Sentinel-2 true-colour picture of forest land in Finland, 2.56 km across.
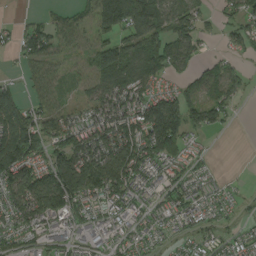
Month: August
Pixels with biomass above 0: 76%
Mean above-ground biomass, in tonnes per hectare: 75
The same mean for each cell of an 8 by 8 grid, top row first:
5 24 40 148 140 86 27 74
45 84 41 83 114 92 15 47
16 67 30 121 123 38 68 49
109 75 57 137 125 138 80 10
168 99 130 159 140 102 10 0
116 110 186 146 87 46 32 3
107 131 77 68 46 60 60 18
72 58 42 47 51 29 43 42
